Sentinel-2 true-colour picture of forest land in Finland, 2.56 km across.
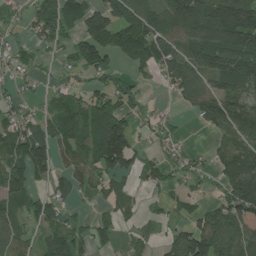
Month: July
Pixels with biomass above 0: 67%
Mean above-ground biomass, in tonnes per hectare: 71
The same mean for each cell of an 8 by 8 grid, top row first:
20 93 106 115 103 115 128 180
46 43 90 91 114 104 122 133
32 21 26 48 30 81 69 123
42 33 88 92 31 12 92 114
89 77 87 166 17 32 12 65
102 46 56 82 45 36 31 120
60 61 13 41 18 30 49 126
63 49 77 55 34 69 134 73
